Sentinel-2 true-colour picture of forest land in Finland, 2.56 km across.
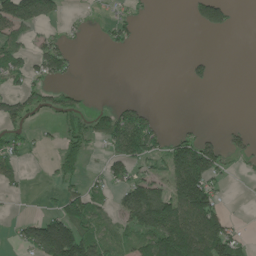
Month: June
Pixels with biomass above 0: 40%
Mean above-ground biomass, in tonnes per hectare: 52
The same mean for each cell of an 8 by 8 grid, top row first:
138 70 4 23 6 0 92 3
65 46 5 21 1 0 0 0
36 41 2 0 0 0 23 0
70 38 40 62 38 0 0 0
46 10 63 74 109 65 57 27
38 10 40 52 46 137 114 6
2 12 95 38 197 119 128 0
33 230 167 57 85 198 175 45
